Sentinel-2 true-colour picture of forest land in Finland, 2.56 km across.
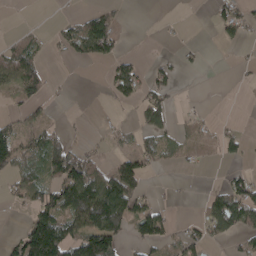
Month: April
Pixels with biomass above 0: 40%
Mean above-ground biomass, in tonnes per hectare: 44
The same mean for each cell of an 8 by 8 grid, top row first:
1 1 35 49 0 2 7 61
64 17 67 73 1 9 3 13
98 46 0 62 57 31 0 4
23 15 3 6 60 22 6 0
97 82 20 13 38 26 14 35
63 56 130 86 58 2 1 32
13 102 127 171 59 8 46 106
50 164 102 113 54 31 41 31
